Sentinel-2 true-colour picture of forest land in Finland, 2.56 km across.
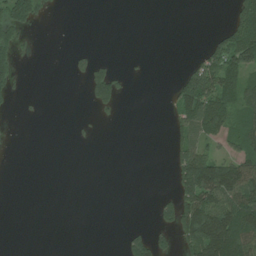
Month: July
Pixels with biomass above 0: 28%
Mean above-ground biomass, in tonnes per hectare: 37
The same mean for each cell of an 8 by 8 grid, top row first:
80 9 0 0 0 0 0 95
57 0 6 0 0 0 47 146
38 0 15 77 1 35 121 78
6 1 2 17 0 57 139 74
0 0 3 0 0 41 55 80
0 0 0 0 0 65 163 133
0 0 0 0 0 82 147 131
0 0 0 0 52 44 166 132
